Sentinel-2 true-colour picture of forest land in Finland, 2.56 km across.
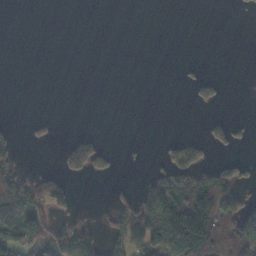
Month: November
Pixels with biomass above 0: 25%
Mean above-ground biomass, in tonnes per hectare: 33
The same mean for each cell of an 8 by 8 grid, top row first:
0 0 0 0 0 0 0 1
0 0 0 0 0 0 0 0
0 0 0 0 0 2 26 0
0 1 0 0 0 0 5 0
23 9 58 6 2 37 43 15
70 40 26 14 15 91 88 38
102 69 5 42 88 189 163 90
85 68 57 56 90 159 112 130
